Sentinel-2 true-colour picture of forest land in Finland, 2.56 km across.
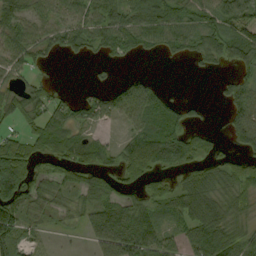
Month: September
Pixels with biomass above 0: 69%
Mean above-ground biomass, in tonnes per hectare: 56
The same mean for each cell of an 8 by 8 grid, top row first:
72 42 50 58 56 64 57 87
52 45 41 49 45 45 66 78
28 16 0 12 23 0 2 46
55 58 49 47 89 59 7 75
63 83 75 26 122 116 41 43
145 43 42 39 70 27 47 78
101 42 44 81 75 60 75 63
60 5 8 96 100 40 108 74
